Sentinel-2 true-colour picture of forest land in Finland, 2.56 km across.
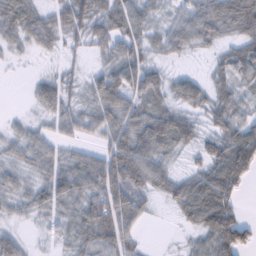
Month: February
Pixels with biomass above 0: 81%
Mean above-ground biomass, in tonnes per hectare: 44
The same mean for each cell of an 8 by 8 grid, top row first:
69 37 69 69 39 30 68 85
24 28 19 48 43 38 30 46
2 30 22 56 33 28 33 48
5 36 38 58 45 45 44 43
32 34 25 51 60 49 33 67
33 44 61 86 68 37 64 64
26 39 53 89 35 34 94 35
36 12 41 63 12 4 49 75
